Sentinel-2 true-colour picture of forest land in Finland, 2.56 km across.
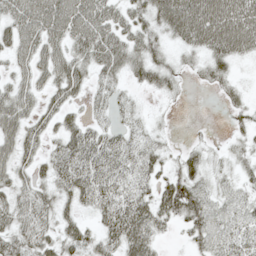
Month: May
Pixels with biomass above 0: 78%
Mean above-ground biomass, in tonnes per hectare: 41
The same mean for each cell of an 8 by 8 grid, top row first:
52 66 65 44 41 72 76 74
44 51 42 63 53 23 53 53
34 38 43 34 32 24 31 15
58 34 18 28 14 4 0 22
48 27 55 42 35 7 13 19
36 31 57 51 36 40 30 24
52 38 32 57 53 65 56 44
51 43 43 43 59 7 53 51
